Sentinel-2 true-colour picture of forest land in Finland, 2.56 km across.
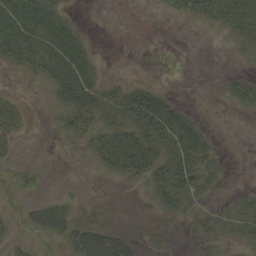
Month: September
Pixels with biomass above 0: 49%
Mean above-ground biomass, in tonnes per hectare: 19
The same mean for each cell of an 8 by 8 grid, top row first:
46 35 3 0 0 9 26 61
50 40 27 0 0 0 0 14
4 25 41 9 7 0 0 24
20 6 39 36 79 33 0 11
11 0 14 51 57 50 22 0
13 4 1 17 36 53 24 0
3 15 4 0 2 24 6 21
7 10 28 30 7 3 9 21
